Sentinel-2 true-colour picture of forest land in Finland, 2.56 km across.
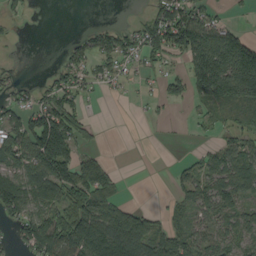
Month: September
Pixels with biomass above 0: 56%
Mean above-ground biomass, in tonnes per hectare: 59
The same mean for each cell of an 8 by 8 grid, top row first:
14 0 0 0 26 95 45 5
3 0 38 66 68 70 153 132
19 20 46 29 16 39 151 154
54 104 49 0 6 3 37 60
106 150 54 0 0 1 14 59
93 107 104 48 0 26 67 110
86 102 111 77 8 34 73 77
32 122 141 171 100 80 66 74
